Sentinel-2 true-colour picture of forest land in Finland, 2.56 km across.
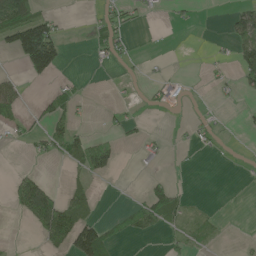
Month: May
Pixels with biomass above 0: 25%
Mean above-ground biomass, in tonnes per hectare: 23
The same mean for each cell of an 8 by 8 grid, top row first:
106 33 0 27 11 5 0 43
79 140 0 33 0 0 3 42
16 25 5 1 6 12 7 30
32 33 13 9 6 4 8 4
8 39 41 28 18 4 12 1
18 10 19 19 6 4 0 1
29 115 37 2 44 41 4 0
1 52 115 29 8 14 14 3
